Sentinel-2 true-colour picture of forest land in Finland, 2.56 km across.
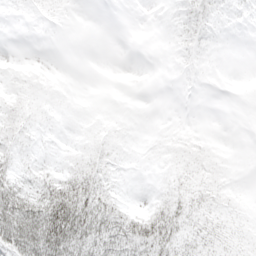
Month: April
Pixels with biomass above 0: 58%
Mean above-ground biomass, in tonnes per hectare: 15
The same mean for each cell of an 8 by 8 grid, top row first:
4 6 0 0 0 7 12 3
0 0 0 0 0 9 5 0
11 9 0 0 0 2 1 2
21 14 9 7 3 1 0 0
17 5 15 21 11 18 11 1
19 21 29 15 3 15 23 6
49 62 55 29 13 24 20 14
50 72 48 42 39 27 24 19
